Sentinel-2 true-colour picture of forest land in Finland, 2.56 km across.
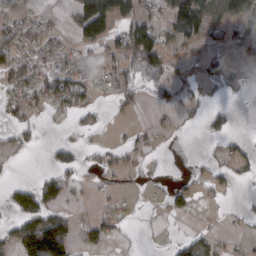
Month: March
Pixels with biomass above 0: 43%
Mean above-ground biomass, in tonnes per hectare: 45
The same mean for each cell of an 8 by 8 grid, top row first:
30 13 98 121 69 116 83 104
63 45 35 45 142 46 48 84
60 68 55 67 67 57 38 25
36 31 49 9 7 27 40 12
37 19 29 22 18 1 8 26
5 36 24 24 18 13 36 31
82 92 8 22 7 41 10 17
83 251 47 25 5 25 38 17
